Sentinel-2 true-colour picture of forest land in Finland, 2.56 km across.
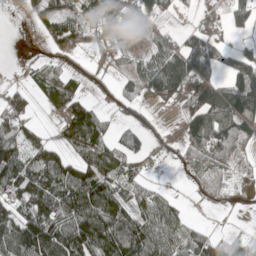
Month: May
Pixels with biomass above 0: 66%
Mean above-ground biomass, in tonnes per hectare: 68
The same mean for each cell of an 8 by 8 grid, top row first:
2 60 39 64 52 12 11 29
1 24 28 16 21 66 84 26
8 65 34 17 73 139 77 111
86 21 72 23 23 23 139 134
112 78 113 67 31 20 152 90
152 133 130 90 25 5 75 21
88 98 129 119 63 47 22 17
133 156 139 160 134 79 77 28
